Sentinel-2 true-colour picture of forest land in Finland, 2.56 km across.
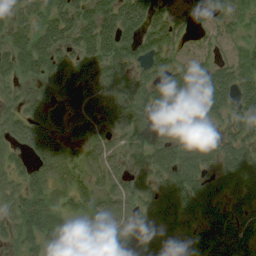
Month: August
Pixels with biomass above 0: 79%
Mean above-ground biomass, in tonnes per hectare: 42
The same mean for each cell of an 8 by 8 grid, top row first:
33 40 44 53 54 35 27 25
50 55 43 56 47 35 20 18
34 36 52 60 44 40 46 48
31 36 47 60 52 51 45 44
35 48 29 36 54 60 38 48
35 47 33 37 36 65 41 60
45 56 31 45 31 61 46 37
38 35 15 29 62 23 48 49
